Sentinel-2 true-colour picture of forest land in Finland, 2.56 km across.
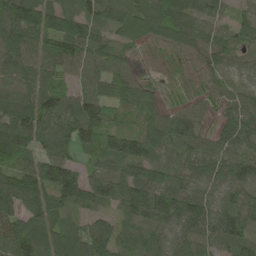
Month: May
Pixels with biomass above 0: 93%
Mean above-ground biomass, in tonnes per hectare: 88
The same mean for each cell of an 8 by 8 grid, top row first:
126 115 99 83 124 130 76 41
129 106 114 72 53 80 95 67
97 81 58 99 43 33 50 37
121 100 104 77 120 76 37 90
122 73 93 105 126 106 62 80
100 110 68 87 90 64 75 89
74 101 65 66 116 135 81 87
111 110 116 100 79 66 67 91
